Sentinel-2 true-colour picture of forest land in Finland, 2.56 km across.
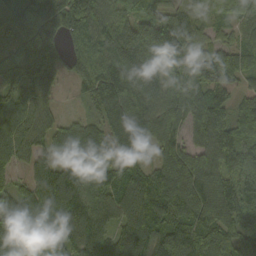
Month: September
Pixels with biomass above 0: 95%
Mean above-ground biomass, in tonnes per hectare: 116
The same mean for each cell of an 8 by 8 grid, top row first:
105 155 139 104 94 118 59 74
84 144 84 110 156 184 79 88
121 111 71 168 143 137 145 70
117 72 28 132 114 106 149 86
124 93 159 96 91 122 123 136
51 129 131 88 95 144 134 146
135 152 116 89 145 123 142 133
102 129 123 91 151 138 125 95
